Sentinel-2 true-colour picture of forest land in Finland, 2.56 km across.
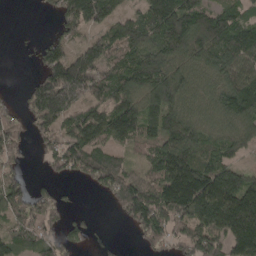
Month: April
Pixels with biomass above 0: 76%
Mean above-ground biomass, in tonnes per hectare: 98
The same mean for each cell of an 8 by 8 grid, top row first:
0 13 153 95 99 174 119 72
2 76 67 97 125 133 135 142
1 136 185 113 151 122 68 123
40 149 92 138 125 108 69 121
76 67 129 76 68 143 77 80
58 31 55 126 55 173 141 97
110 89 15 32 149 160 184 195
84 80 55 19 57 71 119 174
